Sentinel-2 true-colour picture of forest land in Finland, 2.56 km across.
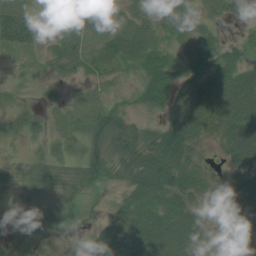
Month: July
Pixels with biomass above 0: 84%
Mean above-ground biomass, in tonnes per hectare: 45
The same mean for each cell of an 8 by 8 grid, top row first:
99 32 53 25 33 48 13 17
54 37 73 54 52 24 21 25
10 25 26 19 30 39 73 87
26 17 25 45 16 57 93 109
8 19 35 63 61 114 18 100
15 45 42 23 78 92 28 46
4 39 23 14 69 83 16 66
17 22 19 88 85 110 50 6
